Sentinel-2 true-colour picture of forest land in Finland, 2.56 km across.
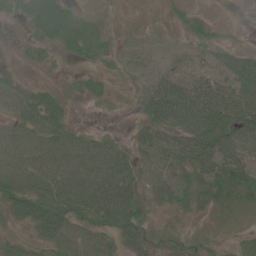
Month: June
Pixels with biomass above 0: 85%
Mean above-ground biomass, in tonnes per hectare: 42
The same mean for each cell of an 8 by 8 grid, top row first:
29 93 37 7 5 18 17 4
9 30 46 16 22 12 38 26
20 8 17 11 24 49 39 74
35 56 5 7 40 91 91 67
53 54 43 31 39 55 84 74
68 63 58 78 44 44 63 79
55 68 57 84 47 39 28 39
28 47 49 35 43 25 23 25
